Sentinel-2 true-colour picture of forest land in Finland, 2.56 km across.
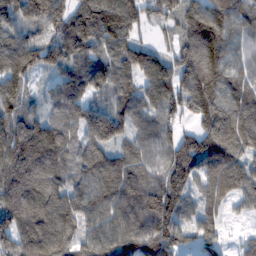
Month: February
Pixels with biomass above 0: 93%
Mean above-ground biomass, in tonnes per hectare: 121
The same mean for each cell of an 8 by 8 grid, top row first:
104 127 125 186 95 94 139 97
160 118 119 106 88 75 163 86
129 47 129 104 112 130 171 97
116 65 115 115 101 88 140 128
173 175 106 117 92 113 147 138
168 143 105 167 110 135 130 126
153 142 124 142 174 144 88 41
136 137 95 138 149 130 90 39
